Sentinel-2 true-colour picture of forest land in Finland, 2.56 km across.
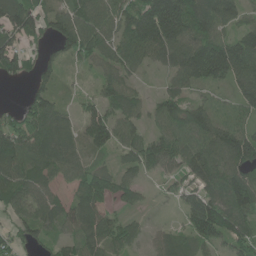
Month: June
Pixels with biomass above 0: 84%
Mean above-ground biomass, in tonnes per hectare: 81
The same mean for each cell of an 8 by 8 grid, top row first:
121 77 93 88 152 184 112 65
81 40 111 82 140 127 140 116
32 53 11 67 19 65 91 94
44 102 48 77 53 100 74 38
112 100 55 89 96 114 105 114
96 78 65 65 49 47 118 88
60 75 96 50 23 24 147 121
41 42 75 79 33 47 91 96
